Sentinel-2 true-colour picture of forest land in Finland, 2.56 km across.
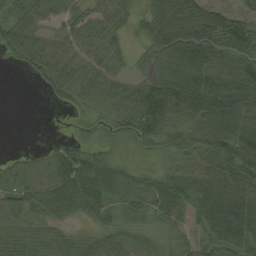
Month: August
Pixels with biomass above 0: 85%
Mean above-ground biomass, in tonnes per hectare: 64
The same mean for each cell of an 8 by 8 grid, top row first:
46 54 55 61 54 98 90 61
65 63 63 53 52 98 105 99
0 53 69 60 86 98 92 109
0 1 29 58 112 94 100 100
0 10 34 17 37 62 91 107
50 68 94 91 30 78 107 111
61 67 55 40 49 58 101 118
60 54 40 49 41 34 48 76
